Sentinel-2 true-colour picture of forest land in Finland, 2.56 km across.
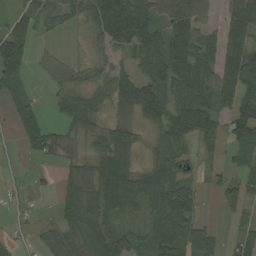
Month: August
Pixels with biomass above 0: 70%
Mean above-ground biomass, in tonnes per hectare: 49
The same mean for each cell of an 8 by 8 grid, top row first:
32 40 36 118 85 110 37 65
82 6 4 43 72 96 57 85
51 11 25 56 65 73 64 78
32 18 73 29 57 63 68 70
7 35 20 67 17 59 21 47
3 8 49 110 52 49 19 30
13 2 93 73 45 91 6 26
16 27 68 69 38 86 55 44
